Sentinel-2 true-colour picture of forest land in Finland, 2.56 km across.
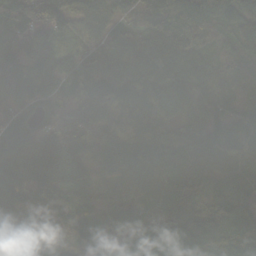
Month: October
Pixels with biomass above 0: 98%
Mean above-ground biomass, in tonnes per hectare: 110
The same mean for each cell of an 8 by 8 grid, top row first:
130 104 86 71 70 137 126 100
125 109 95 112 144 134 92 90
106 145 107 142 142 97 125 64
82 108 121 129 144 86 101 48
142 153 110 100 116 125 147 102
114 102 70 80 110 92 89 82
92 105 90 111 126 138 98 95
94 160 98 127 155 123 115 107
